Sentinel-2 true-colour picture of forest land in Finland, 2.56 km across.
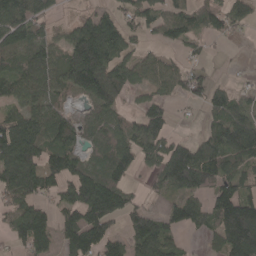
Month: April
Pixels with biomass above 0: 72%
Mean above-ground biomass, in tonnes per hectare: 86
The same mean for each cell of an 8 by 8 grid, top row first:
119 65 32 57 70 79 79 51
105 79 186 133 27 37 15 3
97 91 146 141 51 63 40 8
73 83 24 76 73 19 55 82
159 98 57 98 92 74 89 136
136 80 98 94 28 192 134 87
83 54 138 126 51 67 94 211
55 80 131 84 128 41 32 202
